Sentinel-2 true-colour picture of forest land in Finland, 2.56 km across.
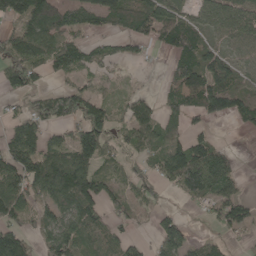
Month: May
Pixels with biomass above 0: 67%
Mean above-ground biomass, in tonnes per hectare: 73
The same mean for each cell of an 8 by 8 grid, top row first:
105 131 78 99 94 81 58 92
97 92 71 35 31 78 61 52
92 28 35 17 2 80 130 62
25 70 83 54 55 60 102 82
113 76 121 46 61 89 84 1
108 137 147 57 50 121 152 38
98 72 127 51 36 17 43 94
109 66 80 67 26 108 37 15
